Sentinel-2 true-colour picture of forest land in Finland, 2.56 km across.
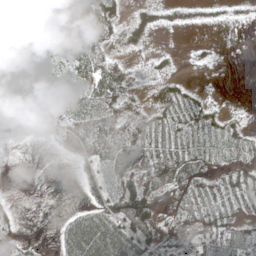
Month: May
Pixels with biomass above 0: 66%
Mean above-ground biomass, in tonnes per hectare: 34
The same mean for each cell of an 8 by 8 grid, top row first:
46 37 53 34 22 17 14 11
39 23 68 26 12 3 7 0
33 41 43 60 12 15 1 0
38 43 66 63 35 41 24 6
16 18 102 118 68 54 37 28
0 0 29 48 38 50 30 35
7 0 19 60 39 26 49 36
27 3 70 72 34 25 44 47
